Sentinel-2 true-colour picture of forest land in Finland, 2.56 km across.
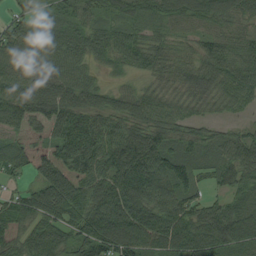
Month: August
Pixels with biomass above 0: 94%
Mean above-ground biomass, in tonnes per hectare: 88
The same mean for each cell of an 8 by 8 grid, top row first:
51 41 61 44 51 67 77 68
82 84 73 77 76 45 63 66
78 91 80 21 36 62 85 92
108 140 101 80 81 63 33 31
113 156 127 105 134 51 46 72
42 118 120 120 147 109 43 84
91 139 108 150 118 109 86 75
90 134 87 131 139 117 134 103
